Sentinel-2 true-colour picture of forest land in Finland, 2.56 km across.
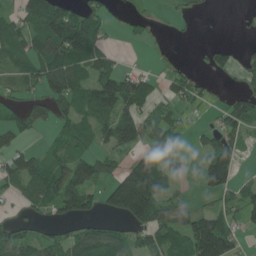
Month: June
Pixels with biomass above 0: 60%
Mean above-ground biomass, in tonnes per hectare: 59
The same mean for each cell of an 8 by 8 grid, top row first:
50 138 77 19 19 12 4 2
73 141 134 23 6 1 22 18
46 100 76 86 48 34 10 17
37 51 79 85 55 33 10 79
33 22 58 56 60 35 47 48
62 90 113 57 178 36 111 37
12 54 102 78 161 69 32 53
90 55 67 79 46 61 180 36
